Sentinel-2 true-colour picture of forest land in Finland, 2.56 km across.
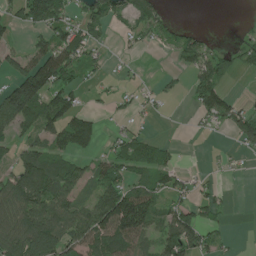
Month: June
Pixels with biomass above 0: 56%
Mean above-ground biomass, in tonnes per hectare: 65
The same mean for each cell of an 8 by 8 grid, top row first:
52 152 54 79 72 8 0 1
32 88 91 15 22 57 50 28
105 134 42 14 10 15 93 10
147 125 65 15 17 0 90 60
50 78 97 38 62 11 2 50
88 117 69 99 66 51 17 8
118 112 67 195 157 72 49 0
111 120 104 132 81 127 57 3
